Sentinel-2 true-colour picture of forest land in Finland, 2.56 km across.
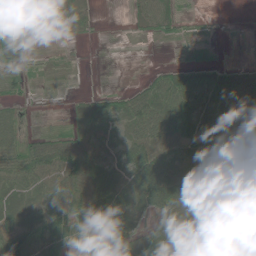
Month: May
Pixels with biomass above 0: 72%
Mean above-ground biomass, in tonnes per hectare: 45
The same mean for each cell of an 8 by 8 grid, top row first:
7 8 40 0 38 28 3 0
51 3 1 0 2 5 11 1
13 6 1 0 27 73 53 46
24 1 42 49 83 74 48 72
47 59 70 26 70 59 51 71
66 73 77 58 72 68 71 80
57 65 76 83 54 87 76 74
67 72 47 62 70 73 77 21
